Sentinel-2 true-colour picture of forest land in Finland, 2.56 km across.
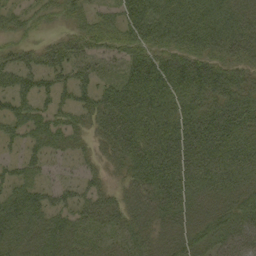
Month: September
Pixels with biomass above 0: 87%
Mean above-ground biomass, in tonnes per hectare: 51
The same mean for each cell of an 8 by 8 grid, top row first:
30 22 35 34 91 64 59 48
29 29 39 41 65 55 53 51
50 37 38 34 94 85 79 46
43 37 39 76 78 69 66 68
22 44 23 59 77 80 76 61
36 18 23 22 63 76 65 57
64 54 46 51 47 62 40 52
54 57 45 36 35 44 43 58
